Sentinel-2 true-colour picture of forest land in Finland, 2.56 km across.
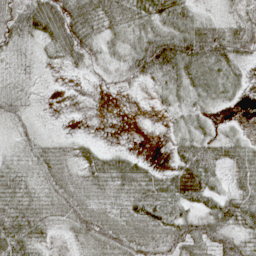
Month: May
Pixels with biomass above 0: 80%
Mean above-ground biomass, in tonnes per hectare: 36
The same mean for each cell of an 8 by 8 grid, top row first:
65 100 65 46 43 50 19 28
17 30 62 26 72 106 86 59
9 6 7 21 44 51 44 18
27 2 0 0 1 26 16 2
20 23 18 5 0 26 39 29
33 31 22 48 40 52 50 35
49 30 39 23 49 35 38 51
71 20 23 55 53 61 58 42
